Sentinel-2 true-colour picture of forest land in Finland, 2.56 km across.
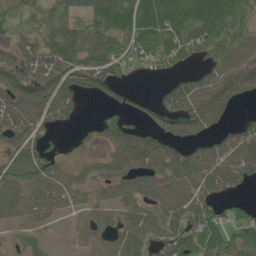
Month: June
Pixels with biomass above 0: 72%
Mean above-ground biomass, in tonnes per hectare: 59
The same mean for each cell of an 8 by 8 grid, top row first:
24 37 41 89 104 88 102 60
63 81 102 73 64 61 47 66
112 127 94 67 5 31 65 89
128 102 15 22 24 83 90 15
52 32 8 46 66 54 37 62
64 77 29 48 54 73 77 66
46 58 33 38 54 78 81 26
14 15 16 37 48 58 72 61
